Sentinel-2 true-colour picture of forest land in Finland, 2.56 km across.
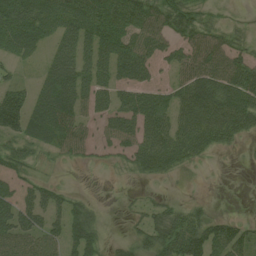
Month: August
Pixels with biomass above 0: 67%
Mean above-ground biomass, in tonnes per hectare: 50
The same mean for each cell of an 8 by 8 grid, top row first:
100 81 80 94 70 61 19 5
55 31 63 86 68 45 84 34
28 57 61 56 45 35 87 84
100 83 47 52 79 59 88 93
46 42 42 39 73 76 57 17
36 12 0 3 26 16 0 0
66 58 41 0 22 31 12 1
78 57 69 11 44 74 76 57
